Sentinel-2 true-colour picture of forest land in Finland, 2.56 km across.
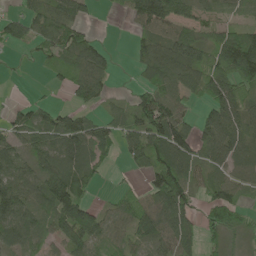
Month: May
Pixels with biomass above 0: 74%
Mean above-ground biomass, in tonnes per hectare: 72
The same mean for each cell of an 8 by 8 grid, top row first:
42 90 58 11 112 85 37 24
28 54 95 16 53 111 97 163
4 13 86 32 44 97 99 120
42 60 52 36 120 94 64 82
59 72 110 64 118 136 76 86
77 101 86 9 46 128 60 62
126 87 127 36 80 130 58 48
74 52 112 37 71 112 35 23
